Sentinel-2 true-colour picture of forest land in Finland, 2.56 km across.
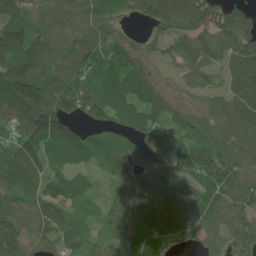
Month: June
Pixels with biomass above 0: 89%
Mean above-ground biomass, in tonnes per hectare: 89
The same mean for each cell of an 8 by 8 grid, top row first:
93 79 93 61 70 134 98 76
159 114 105 87 49 64 91 109
168 110 86 96 98 45 53 102
124 143 68 108 115 70 75 114
95 107 103 57 95 78 83 86
111 81 57 36 92 87 87 89
83 93 54 66 121 150 98 95
90 48 63 43 83 67 63 72
